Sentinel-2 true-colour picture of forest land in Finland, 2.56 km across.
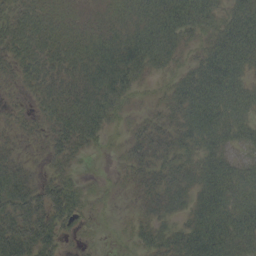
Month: September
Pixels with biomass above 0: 80%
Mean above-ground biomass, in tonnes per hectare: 29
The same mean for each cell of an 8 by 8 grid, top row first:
23 22 12 18 34 47 37 38
30 28 30 40 52 30 29 51
17 28 34 48 20 21 47 32
10 24 45 32 10 28 52 35
12 20 32 9 33 31 31 22
32 19 12 5 29 30 41 32
36 40 27 6 19 26 48 41
49 32 7 3 20 34 60 42
